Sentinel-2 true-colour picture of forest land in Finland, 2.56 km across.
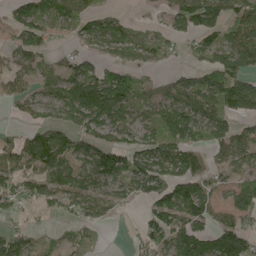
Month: May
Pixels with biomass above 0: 69%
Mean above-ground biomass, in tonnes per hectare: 79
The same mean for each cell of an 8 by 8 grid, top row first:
65 107 80 41 8 71 124 87
72 33 27 65 76 27 63 113
56 54 108 101 43 46 71 83
25 49 153 154 66 121 106 62
59 106 78 92 93 141 79 82
85 93 97 132 135 103 70 57
41 41 71 50 28 131 101 97
89 17 65 2 76 125 143 123
